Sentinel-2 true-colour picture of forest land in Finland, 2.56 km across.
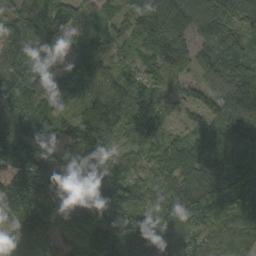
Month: September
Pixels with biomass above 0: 95%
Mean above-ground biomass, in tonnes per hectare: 104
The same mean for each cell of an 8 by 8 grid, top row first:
90 115 93 61 136 171 100 97
108 99 76 63 82 81 67 93
107 103 99 93 77 50 56 101
135 84 86 139 71 46 73 116
208 137 128 69 65 62 110 124
121 164 91 90 61 105 116 155
159 103 106 179 93 126 137 122
86 86 61 134 159 119 99 110
